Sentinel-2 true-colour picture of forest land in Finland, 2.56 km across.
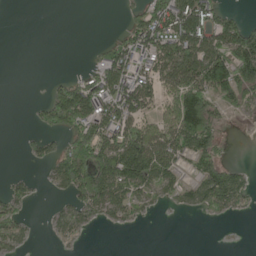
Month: May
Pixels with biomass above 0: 50%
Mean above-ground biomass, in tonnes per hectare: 64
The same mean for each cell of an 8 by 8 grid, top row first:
0 0 0 0 82 175 108 34
0 0 0 68 85 127 131 163
0 9 61 118 70 127 158 123
0 79 179 100 72 133 100 28
1 27 160 114 169 103 85 0
13 22 161 174 138 53 115 50
42 8 80 67 25 18 67 38
44 5 13 0 0 0 0 0
